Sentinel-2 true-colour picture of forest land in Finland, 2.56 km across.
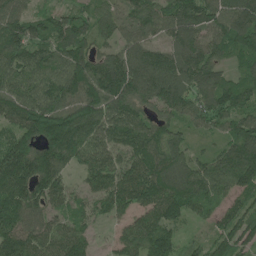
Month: June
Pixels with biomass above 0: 93%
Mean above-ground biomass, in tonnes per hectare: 109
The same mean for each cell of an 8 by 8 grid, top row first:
99 71 64 70 104 123 123 152
117 107 94 63 96 101 114 119
107 121 148 146 150 136 103 70
134 172 159 133 85 97 112 112
105 149 137 112 139 86 26 129
175 147 52 117 139 159 124 155
135 79 57 83 101 120 59 77
122 104 90 33 125 69 57 91
